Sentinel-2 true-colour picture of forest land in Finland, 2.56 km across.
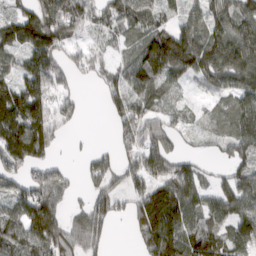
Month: March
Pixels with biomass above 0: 80%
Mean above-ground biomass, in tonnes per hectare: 78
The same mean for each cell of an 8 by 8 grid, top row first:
58 99 94 59 80 39 73 87
81 100 40 27 87 132 113 120
76 94 19 57 86 52 71 100
145 87 26 58 75 32 26 89
142 88 4 26 85 30 18 74
69 82 28 78 99 110 29 73
71 122 35 69 133 158 82 87
125 143 91 20 103 136 139 89
